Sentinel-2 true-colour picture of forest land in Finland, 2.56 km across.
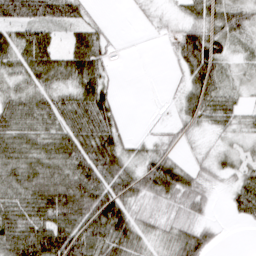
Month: March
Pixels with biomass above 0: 78%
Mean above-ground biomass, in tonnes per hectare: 40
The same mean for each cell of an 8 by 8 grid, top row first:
48 42 25 1 5 11 45 46
55 50 53 10 1 33 70 16
26 44 58 13 0 7 67 16
49 43 56 32 0 16 48 26
52 50 64 51 14 20 11 15
46 66 65 60 64 65 21 29
59 78 80 91 26 30 20 37
75 95 83 74 26 37 35 0
